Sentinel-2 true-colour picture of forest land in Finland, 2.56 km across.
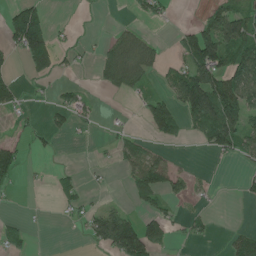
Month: June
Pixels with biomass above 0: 37%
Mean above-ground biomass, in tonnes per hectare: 45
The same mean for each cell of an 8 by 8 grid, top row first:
118 59 3 1 26 4 36 80
74 166 18 57 56 28 144 98
25 36 6 60 39 64 134 102
28 20 34 2 58 91 139 104
32 16 4 18 24 17 52 78
43 11 20 5 77 42 5 16
2 2 31 32 32 16 9 2
34 0 9 131 134 13 15 46
